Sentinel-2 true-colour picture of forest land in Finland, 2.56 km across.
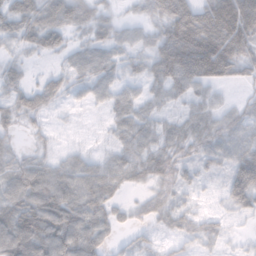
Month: November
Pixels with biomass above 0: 81%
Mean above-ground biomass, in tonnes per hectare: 51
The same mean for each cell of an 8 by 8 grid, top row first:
75 66 52 26 25 107 107 202
29 46 28 43 35 159 174 105
31 26 32 38 42 91 92 42
47 30 8 35 37 21 48 34
21 17 8 23 50 40 38 49
70 69 69 62 40 29 13 64
61 75 70 43 23 31 7 35
94 76 77 28 18 23 25 7
